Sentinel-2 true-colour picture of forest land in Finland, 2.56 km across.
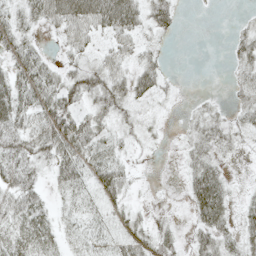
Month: May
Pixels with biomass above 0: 63%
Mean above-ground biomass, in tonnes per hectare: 26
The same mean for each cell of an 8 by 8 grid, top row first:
29 49 66 73 35 20 1 5
33 7 28 27 19 1 0 25
38 39 41 40 36 4 0 17
49 51 31 32 12 2 16 18
45 52 47 21 9 5 30 12
45 19 32 41 1 2 54 1
38 25 18 20 8 2 63 17
39 37 19 23 25 20 34 26
